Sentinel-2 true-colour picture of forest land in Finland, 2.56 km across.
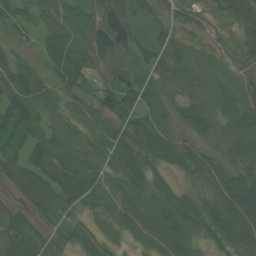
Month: July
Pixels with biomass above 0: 94%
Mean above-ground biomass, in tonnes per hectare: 68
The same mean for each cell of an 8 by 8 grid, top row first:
48 57 54 102 35 48 33 79
29 39 61 115 49 59 34 50
82 43 62 68 51 74 48 36
87 56 40 75 77 57 63 62
66 87 64 74 104 88 63 90
67 92 88 63 94 48 92 98
45 75 56 55 92 97 92 126
93 60 55 46 67 100 64 106
